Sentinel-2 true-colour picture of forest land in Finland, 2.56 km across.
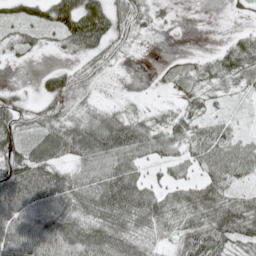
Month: May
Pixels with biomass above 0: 78%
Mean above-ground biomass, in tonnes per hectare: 54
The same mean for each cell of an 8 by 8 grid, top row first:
38 56 143 82 42 1 0 10
34 14 54 44 4 2 6 58
2 45 47 7 1 29 38 46
78 60 34 37 23 31 29 8
74 78 82 96 67 46 70 50
121 95 56 77 38 32 57 44
104 91 70 94 90 71 92 74
89 81 88 93 52 47 97 67
